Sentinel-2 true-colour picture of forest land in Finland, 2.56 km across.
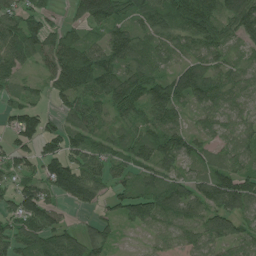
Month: July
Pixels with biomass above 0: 86%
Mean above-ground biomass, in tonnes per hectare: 71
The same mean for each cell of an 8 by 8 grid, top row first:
76 51 81 118 71 97 109 119
113 82 89 89 81 51 73 38
56 47 115 93 103 89 88 62
61 34 71 58 61 76 66 48
53 56 67 68 72 82 39 62
53 86 94 52 52 55 63 83
69 81 27 35 80 88 82 94
77 83 72 38 16 50 81 73
